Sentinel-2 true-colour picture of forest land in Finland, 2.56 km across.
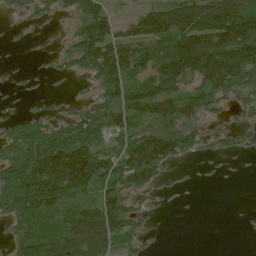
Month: June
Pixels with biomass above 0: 65%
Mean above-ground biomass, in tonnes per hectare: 74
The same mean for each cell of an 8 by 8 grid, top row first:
16 28 66 52 86 123 138 151
2 8 92 128 101 152 181 190
7 6 18 104 81 126 148 109
13 25 33 81 87 104 60 26
80 119 118 57 133 97 33 22
122 184 185 93 109 7 3 0
97 110 72 125 28 2 0 1
54 91 142 96 31 0 0 0
